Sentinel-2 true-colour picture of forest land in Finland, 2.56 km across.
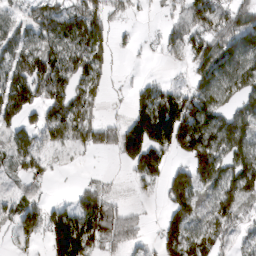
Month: March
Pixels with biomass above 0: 68%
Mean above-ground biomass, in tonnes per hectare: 97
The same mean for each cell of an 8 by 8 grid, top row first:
51 114 153 72 7 60 136 116
100 111 153 75 7 57 140 128
163 166 95 21 24 10 99 123
151 98 111 7 134 225 140 97
79 69 84 99 198 155 162 128
39 48 6 13 99 102 127 159
77 81 113 108 13 132 72 104
46 94 187 123 42 144 96 31
